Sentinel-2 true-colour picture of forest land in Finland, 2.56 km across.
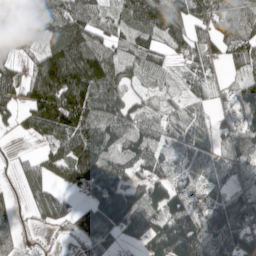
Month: May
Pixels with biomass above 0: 81%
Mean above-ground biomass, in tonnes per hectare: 100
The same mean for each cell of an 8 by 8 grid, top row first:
138 122 127 55 129 118 124 103
84 88 155 85 93 74 84 101
84 251 225 139 49 26 44 43
54 225 221 132 61 42 34 62
2 50 141 125 117 53 50 87
27 60 112 123 88 52 60 61
23 103 58 215 151 177 162 171
6 3 51 73 123 217 159 135
